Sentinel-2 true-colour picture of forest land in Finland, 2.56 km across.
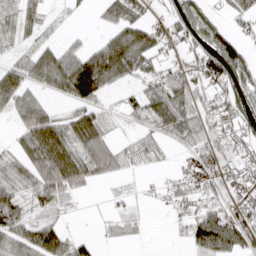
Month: April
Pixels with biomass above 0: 68%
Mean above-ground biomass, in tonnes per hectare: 55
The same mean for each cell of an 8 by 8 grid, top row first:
45 30 9 45 40 70 47 41
24 39 37 103 93 38 89 57
66 55 125 75 50 65 68 94
49 44 60 26 59 110 45 75
38 119 69 63 56 26 45 43
74 103 86 46 14 25 64 43
75 44 9 19 14 33 55 57
61 82 35 19 8 10 102 81
